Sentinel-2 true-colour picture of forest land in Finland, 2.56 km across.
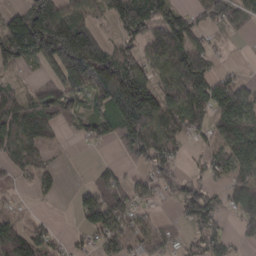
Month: March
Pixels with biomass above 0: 71%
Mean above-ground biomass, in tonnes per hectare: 91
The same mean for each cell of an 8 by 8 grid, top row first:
92 211 101 78 154 101 73 76
178 196 243 82 81 139 66 3
27 54 145 204 121 138 108 45
124 126 56 136 226 125 110 138
117 64 16 41 143 73 48 149
43 46 1 57 54 71 46 88
16 4 67 118 38 29 123 86
104 45 25 99 81 39 83 28
